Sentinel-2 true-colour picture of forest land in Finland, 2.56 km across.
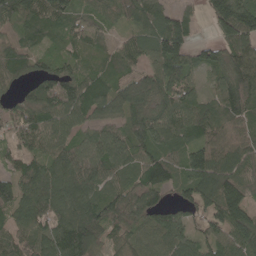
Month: May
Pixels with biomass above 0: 91%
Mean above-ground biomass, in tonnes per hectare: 95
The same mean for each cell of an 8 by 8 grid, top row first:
114 117 68 66 99 72 66 171
66 53 59 46 78 137 56 128
55 91 99 79 95 133 49 130
62 104 99 81 109 111 99 120
71 100 73 62 94 88 106 103
83 123 122 84 89 67 153 127
105 111 127 116 122 69 97 130
90 112 156 59 75 98 81 104
